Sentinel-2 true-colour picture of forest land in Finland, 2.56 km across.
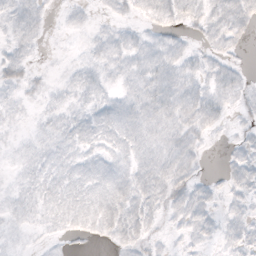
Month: October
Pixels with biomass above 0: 71%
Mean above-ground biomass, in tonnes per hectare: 7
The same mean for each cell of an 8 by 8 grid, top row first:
9 4 3 4 6 9 11 13
7 1 2 9 9 7 6 4
9 2 7 6 11 11 9 6
4 5 7 9 12 12 13 5
4 7 9 9 9 10 3 5
4 8 9 10 11 13 3 8
7 8 10 13 13 9 8 6
4 3 3 8 8 3 5 9
